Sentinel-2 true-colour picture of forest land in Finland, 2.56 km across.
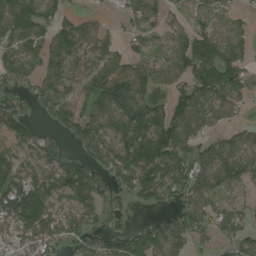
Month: August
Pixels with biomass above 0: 77%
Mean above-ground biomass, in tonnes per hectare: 89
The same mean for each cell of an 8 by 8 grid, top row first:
142 92 45 22 82 28 63 31
94 106 85 45 46 76 143 83
67 88 74 157 113 75 154 98
105 66 89 124 104 98 107 41
99 64 75 110 128 130 67 81
95 96 130 79 134 121 118 93
157 96 102 36 27 68 96 56
77 101 68 88 136 108 45 74
